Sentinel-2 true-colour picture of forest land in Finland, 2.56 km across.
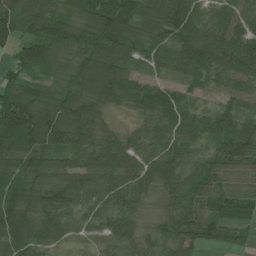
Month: July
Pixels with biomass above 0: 94%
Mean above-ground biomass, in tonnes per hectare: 98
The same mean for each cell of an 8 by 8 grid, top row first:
139 140 82 185 112 156 75 89
73 116 97 127 88 112 130 121
85 42 108 146 60 56 79 102
202 113 129 45 75 115 63 87
146 110 96 78 75 95 80 154
105 86 105 101 92 95 120 66
112 92 68 72 45 96 113 130
105 68 46 70 58 101 82 51
